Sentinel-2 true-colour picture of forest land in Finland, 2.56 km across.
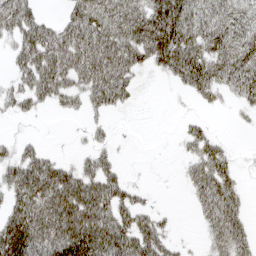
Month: April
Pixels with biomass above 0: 63%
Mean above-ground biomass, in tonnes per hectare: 50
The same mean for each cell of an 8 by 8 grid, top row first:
85 17 78 84 85 115 72 69
39 76 76 79 77 113 74 82
29 69 51 81 6 35 68 70
24 9 20 23 1 3 8 10
22 5 5 18 0 6 47 2
60 86 64 44 1 3 72 18
54 90 110 71 30 3 53 37
106 79 114 85 68 16 26 48
